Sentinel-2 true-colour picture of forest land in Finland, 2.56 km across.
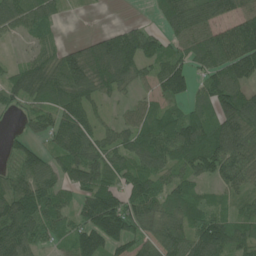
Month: June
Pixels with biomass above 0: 81%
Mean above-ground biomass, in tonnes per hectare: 84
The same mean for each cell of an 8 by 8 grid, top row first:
90 59 3 0 6 88 83 84
10 50 65 142 117 49 97 120
77 111 138 124 53 125 69 89
39 81 98 21 53 52 68 143
47 54 125 71 113 132 134 117
80 86 91 77 82 63 68 89
127 102 63 143 99 75 58 39
141 50 102 142 75 99 132 80
